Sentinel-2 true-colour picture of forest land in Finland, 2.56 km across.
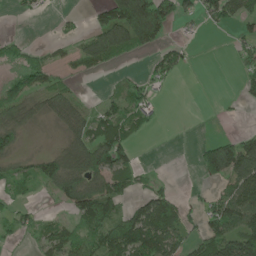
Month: May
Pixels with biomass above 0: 50%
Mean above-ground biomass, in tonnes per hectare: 60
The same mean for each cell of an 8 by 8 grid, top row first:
12 4 10 131 268 82 52 67
41 19 51 119 76 29 0 40
85 58 15 6 29 20 0 29
71 42 56 57 58 0 0 6
49 3 77 114 6 0 63 101
41 88 110 110 21 3 70 130
35 4 99 78 79 60 52 139
21 60 77 112 141 79 109 175
